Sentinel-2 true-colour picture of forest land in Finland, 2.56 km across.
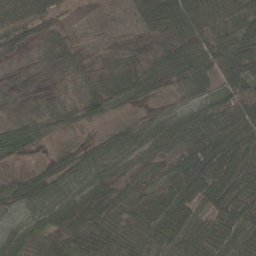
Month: May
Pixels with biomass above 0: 86%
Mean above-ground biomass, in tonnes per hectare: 58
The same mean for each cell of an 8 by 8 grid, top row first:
86 62 9 2 65 134 89 77
41 40 20 12 17 66 98 86
8 14 22 44 45 53 47 91
10 30 32 20 18 34 77 97
46 8 25 58 72 78 113 122
26 61 67 55 47 83 114 95
33 78 93 63 59 78 60 83
53 82 83 67 64 76 79 78
